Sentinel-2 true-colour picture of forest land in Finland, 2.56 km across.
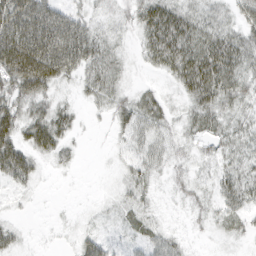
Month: March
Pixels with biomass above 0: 70%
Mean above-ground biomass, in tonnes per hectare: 28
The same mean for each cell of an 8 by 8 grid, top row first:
82 68 29 15 40 46 21 32
83 86 71 21 25 61 53 40
62 58 26 26 4 30 62 37
42 34 9 26 33 11 38 23
48 42 6 7 24 18 18 27
41 4 1 2 21 15 13 31
4 1 1 7 18 5 16 31
15 1 20 11 21 17 3 10
